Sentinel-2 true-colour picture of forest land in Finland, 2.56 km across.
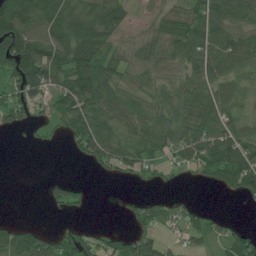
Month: July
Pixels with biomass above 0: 68%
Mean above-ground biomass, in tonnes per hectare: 56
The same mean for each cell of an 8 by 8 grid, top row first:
115 96 100 100 23 53 89 60
137 110 137 46 29 73 88 81
86 92 112 63 32 30 71 39
59 37 115 80 59 54 80 35
1 10 65 79 63 72 98 84
0 11 3 22 24 10 55 104
0 17 24 1 33 18 11 3
77 54 54 47 52 18 32 65
